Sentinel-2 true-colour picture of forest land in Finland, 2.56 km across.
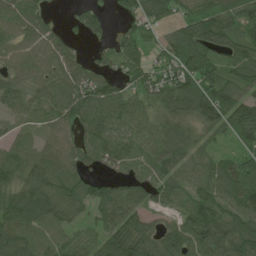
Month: June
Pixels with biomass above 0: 86%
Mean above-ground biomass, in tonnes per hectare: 75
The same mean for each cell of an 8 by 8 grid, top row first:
77 35 43 23 84 54 80 95
71 75 28 49 49 84 85 79
59 63 71 58 71 100 93 87
48 52 102 93 65 108 125 105
57 58 55 80 64 114 45 53
77 116 69 34 42 81 84 113
96 102 59 94 55 44 86 90
98 71 61 87 81 97 125 101
